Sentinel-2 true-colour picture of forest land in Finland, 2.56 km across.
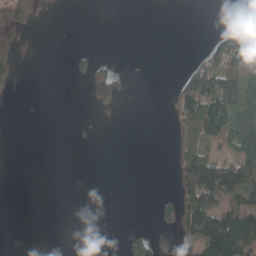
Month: April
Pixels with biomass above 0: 28%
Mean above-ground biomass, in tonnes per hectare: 37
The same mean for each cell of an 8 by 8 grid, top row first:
80 9 0 0 0 0 0 95
57 0 6 0 0 0 47 146
38 0 15 77 1 35 121 78
6 1 2 17 0 57 139 74
0 0 3 0 0 41 55 80
0 0 0 0 0 65 163 133
0 0 0 0 0 82 147 131
0 0 0 0 52 44 166 132
